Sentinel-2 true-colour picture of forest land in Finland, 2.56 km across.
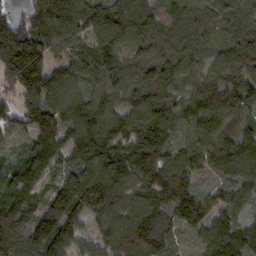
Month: February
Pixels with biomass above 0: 95%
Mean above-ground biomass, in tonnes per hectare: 103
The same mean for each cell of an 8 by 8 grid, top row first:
63 165 126 160 127 69 89 66
247 126 60 121 114 99 62 111
170 96 65 70 109 108 93 108
98 120 110 91 126 73 100 74
37 127 119 119 127 60 77 104
93 65 112 138 98 117 41 85
133 117 132 112 93 102 82 55
140 143 69 93 150 41 75 120
